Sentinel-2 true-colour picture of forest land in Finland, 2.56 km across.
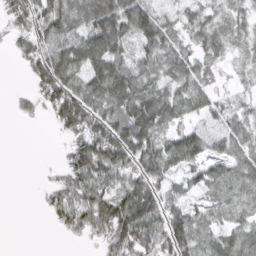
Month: March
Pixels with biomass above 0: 76%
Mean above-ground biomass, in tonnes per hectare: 59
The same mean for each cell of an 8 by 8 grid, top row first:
53 94 82 116 99 29 39 42
26 66 87 117 62 46 51 33
1 94 72 123 67 58 34 21
15 32 107 86 121 70 46 29
0 0 68 119 101 75 59 52
0 8 79 77 91 45 61 65
0 28 88 102 114 60 46 39
0 0 16 69 80 77 49 58
